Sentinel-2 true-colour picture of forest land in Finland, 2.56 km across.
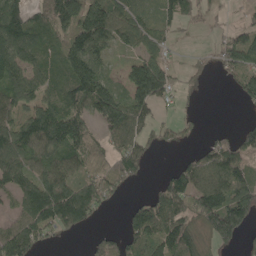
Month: May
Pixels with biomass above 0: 71%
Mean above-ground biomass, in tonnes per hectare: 94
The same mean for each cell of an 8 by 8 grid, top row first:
132 113 155 133 81 77 45 22
132 85 147 74 68 14 28 137
116 92 182 71 196 53 22 77
84 110 106 156 90 30 4 7
119 123 121 82 75 50 39 87
108 112 83 123 35 89 110 115
53 169 170 23 97 137 168 167
154 52 10 75 108 150 96 70
